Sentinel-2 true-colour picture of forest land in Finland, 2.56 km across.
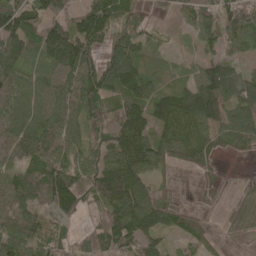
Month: May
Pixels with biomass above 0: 87%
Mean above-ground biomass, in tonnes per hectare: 83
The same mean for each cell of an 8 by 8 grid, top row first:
128 96 76 95 45 40 68 91
114 145 138 81 63 17 54 56
90 76 120 124 94 46 137 90
79 97 100 64 107 149 136 105
111 90 62 87 106 97 71 68
81 123 73 127 107 18 25 2
80 67 70 129 158 60 18 36
96 71 43 109 99 35 34 24
